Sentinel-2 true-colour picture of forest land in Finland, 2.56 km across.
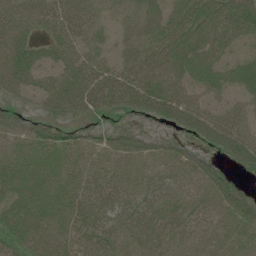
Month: July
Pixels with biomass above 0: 95%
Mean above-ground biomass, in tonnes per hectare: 50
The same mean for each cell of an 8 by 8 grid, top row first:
65 57 58 38 52 46 58 69
65 34 48 30 53 60 51 29
61 40 65 58 57 54 52 48
39 38 52 50 53 66 53 44
48 47 41 54 50 42 46 79
48 43 46 43 46 55 72 30
40 48 52 54 53 44 49 62
47 48 47 53 58 47 46 50
